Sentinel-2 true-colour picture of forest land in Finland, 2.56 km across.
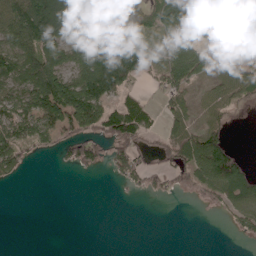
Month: April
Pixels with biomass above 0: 56%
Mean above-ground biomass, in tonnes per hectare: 54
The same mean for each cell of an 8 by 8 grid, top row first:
100 153 151 103 35 106 25 1
102 92 84 149 58 93 79 46
78 115 99 121 29 78 35 73
85 100 136 67 67 56 38 17
82 38 84 85 42 89 95 6
26 0 5 17 41 43 87 76
0 0 0 0 0 0 15 46
0 0 0 0 0 0 0 9
